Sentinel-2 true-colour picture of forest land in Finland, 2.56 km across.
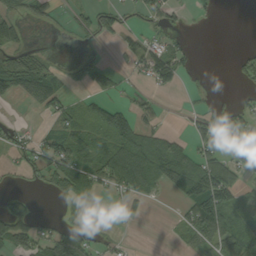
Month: September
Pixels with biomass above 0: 47%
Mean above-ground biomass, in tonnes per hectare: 44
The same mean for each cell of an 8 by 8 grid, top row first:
44 34 24 58 34 26 7 0
50 5 6 10 55 38 0 6
92 58 36 46 30 41 3 21
2 41 46 77 35 4 31 41
45 55 76 69 79 41 64 48
22 73 101 86 80 92 115 40
47 0 8 8 15 16 142 64
82 67 58 13 0 16 77 92
